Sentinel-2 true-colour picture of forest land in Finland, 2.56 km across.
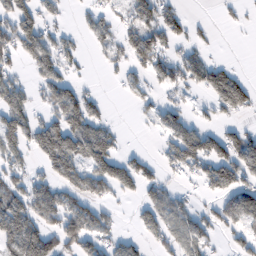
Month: February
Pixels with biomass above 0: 54%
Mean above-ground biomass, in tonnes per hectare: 67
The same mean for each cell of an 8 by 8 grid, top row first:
101 45 21 41 75 59 5 20
87 83 36 46 132 48 24 1
43 76 30 14 51 74 126 74
65 64 122 11 23 54 32 67
92 142 135 74 3 91 91 105
63 62 97 121 80 35 77 93
101 108 89 30 55 61 31 106
138 110 110 54 40 68 45 42
